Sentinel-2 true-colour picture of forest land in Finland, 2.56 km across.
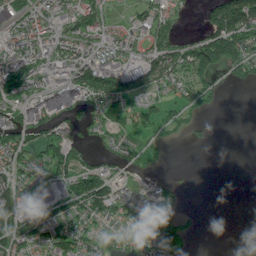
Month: June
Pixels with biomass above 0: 61%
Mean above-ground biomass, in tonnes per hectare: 56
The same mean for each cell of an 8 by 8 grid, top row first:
58 68 88 25 41 45 74 181
85 66 78 66 50 80 139 107
124 48 85 94 68 74 48 35
70 52 53 82 53 44 20 0
94 93 39 37 34 12 8 0
75 42 97 59 20 5 0 0
70 38 82 83 59 40 0 0
83 77 83 46 47 78 0 0
